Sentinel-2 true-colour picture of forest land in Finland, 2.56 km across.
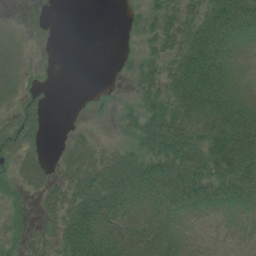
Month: July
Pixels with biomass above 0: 62%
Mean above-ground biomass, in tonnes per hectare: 32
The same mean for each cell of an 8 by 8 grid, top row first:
1 3 0 0 22 41 59 66
14 2 0 2 14 43 75 17
24 3 0 3 33 58 83 12
17 9 2 5 43 55 69 57
29 5 23 12 43 60 55 73
24 23 47 54 56 60 57 63
14 25 65 59 39 36 23 19
9 29 77 60 51 25 0 0
